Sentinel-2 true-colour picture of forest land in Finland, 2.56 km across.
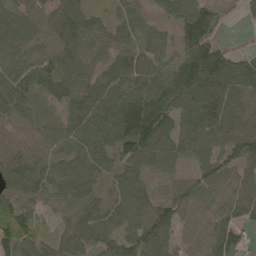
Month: May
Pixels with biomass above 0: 93%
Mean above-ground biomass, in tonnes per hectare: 75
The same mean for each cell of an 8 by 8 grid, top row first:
83 67 82 35 35 43 73 16
82 69 82 62 46 39 94 14
91 80 80 84 96 113 119 111
77 28 84 108 153 98 114 88
44 55 76 91 137 79 84 108
90 72 73 50 58 43 76 62
105 53 70 58 81 77 57 71
106 52 78 63 93 54 68 47
